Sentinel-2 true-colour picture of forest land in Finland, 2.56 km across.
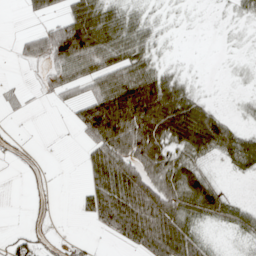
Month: April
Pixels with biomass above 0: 55%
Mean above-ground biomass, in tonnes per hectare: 52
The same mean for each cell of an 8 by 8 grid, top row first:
1 38 105 53 18 3 1 12
19 89 146 90 41 1 0 3
5 35 77 102 111 39 1 3
7 2 68 183 155 109 54 8
11 0 25 145 135 62 80 81
1 7 11 126 97 91 39 19
0 9 24 130 125 87 77 39
29 10 10 24 98 120 20 12
